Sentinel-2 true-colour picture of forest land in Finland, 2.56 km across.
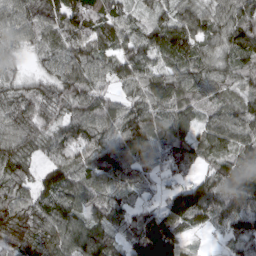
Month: March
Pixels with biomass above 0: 94%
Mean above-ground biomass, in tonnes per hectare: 85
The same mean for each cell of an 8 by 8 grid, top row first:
94 86 121 85 37 78 81 85
54 65 87 74 77 82 68 95
51 70 108 68 85 80 87 67
79 76 90 85 98 91 48 80
96 72 93 93 114 92 78 95
69 69 106 120 60 55 56 143
96 90 94 98 55 99 110 105
104 85 123 73 160 107 12 71
